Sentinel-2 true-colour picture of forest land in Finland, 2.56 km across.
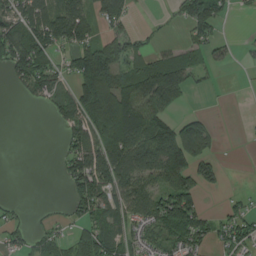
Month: August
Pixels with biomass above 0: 57%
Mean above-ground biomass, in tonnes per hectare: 73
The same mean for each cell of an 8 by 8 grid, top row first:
77 97 105 92 2 31 150 6
143 106 102 109 40 41 67 10
58 81 108 120 141 138 18 1
0 19 126 190 155 49 16 0
0 0 102 135 177 227 87 1
0 0 122 109 104 132 60 0
17 8 68 83 82 185 24 39
35 46 67 70 60 84 50 83
